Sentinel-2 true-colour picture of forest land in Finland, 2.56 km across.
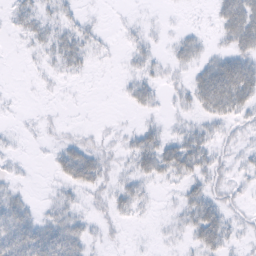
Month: February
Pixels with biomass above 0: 56%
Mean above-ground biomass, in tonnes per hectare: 17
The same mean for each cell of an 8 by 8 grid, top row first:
19 20 12 1 2 1 4 63
2 22 34 3 17 18 12 37
0 5 4 1 22 8 51 64
2 2 0 1 11 8 25 24
3 4 19 8 33 31 24 10
6 4 46 15 24 23 25 9
34 12 14 18 10 11 40 10
50 47 30 5 1 6 39 10
